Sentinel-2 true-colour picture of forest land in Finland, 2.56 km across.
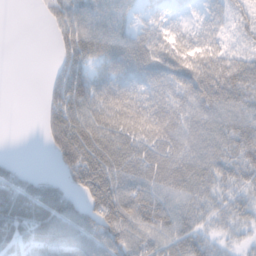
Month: November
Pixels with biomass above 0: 79%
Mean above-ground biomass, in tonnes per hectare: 55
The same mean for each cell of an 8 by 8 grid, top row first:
0 29 66 63 26 14 36 24
0 2 74 67 64 54 53 27
0 22 69 58 56 53 83 84
0 49 73 69 73 57 60 60
0 33 111 82 69 63 59 73
54 25 85 97 81 73 61 52
87 99 62 92 92 57 42 45
55 59 61 71 61 67 39 20
